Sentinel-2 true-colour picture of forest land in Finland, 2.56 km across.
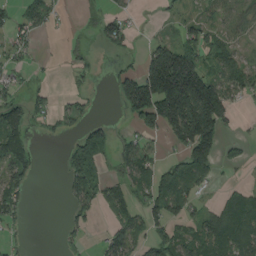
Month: August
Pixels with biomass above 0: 49%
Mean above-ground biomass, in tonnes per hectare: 66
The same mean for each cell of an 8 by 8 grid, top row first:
42 51 12 44 2 21 32 55
40 1 23 41 37 122 68 33
26 9 21 33 179 323 133 73
75 44 41 1 162 249 202 19
113 5 73 61 42 62 162 31
88 0 114 58 77 123 58 1
67 0 60 58 66 83 35 98
15 0 21 54 58 88 96 114
